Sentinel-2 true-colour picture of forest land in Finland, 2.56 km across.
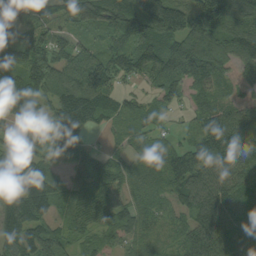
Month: September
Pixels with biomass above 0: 90%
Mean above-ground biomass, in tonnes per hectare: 100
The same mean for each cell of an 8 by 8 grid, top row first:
86 47 112 120 161 172 171 123
161 114 69 87 127 152 149 140
121 136 131 86 55 120 88 55
76 76 140 64 65 27 72 74
87 105 74 21 65 60 138 151
150 117 74 71 69 108 97 104
122 107 124 85 67 59 105 102
124 118 62 50 78 56 133 113
